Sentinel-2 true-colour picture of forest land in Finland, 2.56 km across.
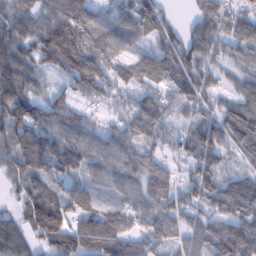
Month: February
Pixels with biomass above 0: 89%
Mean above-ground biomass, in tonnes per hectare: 85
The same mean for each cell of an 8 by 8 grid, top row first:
90 87 124 67 113 20 91 75
109 153 146 95 48 98 86 60
122 32 110 79 59 99 59 40
134 90 59 40 112 58 64 99
89 118 106 73 81 61 123 80
64 114 68 80 83 54 82 53
46 150 92 66 75 82 64 88
84 106 128 111 80 47 86 117
